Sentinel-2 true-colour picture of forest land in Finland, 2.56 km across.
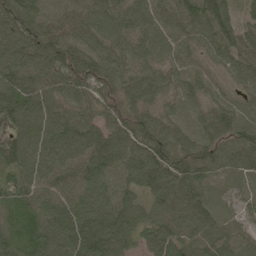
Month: May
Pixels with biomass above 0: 98%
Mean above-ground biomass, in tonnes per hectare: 83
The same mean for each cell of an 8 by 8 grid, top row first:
109 97 98 86 79 71 80 48
116 118 96 84 70 63 52 86
104 96 87 93 93 63 55 52
106 96 66 63 74 44 61 61
89 107 112 101 107 88 68 78
95 89 84 79 91 109 54 42
80 85 92 103 60 88 69 28
85 125 127 109 62 87 76 65
